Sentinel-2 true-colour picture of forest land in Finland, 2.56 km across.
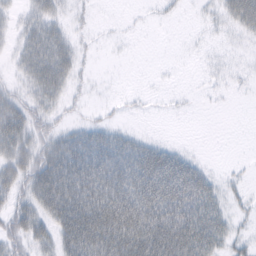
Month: February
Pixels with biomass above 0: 55%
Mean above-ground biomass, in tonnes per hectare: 34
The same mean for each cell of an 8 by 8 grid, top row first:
14 33 8 1 2 3 7 49
19 56 15 1 0 0 2 4
17 57 14 0 0 0 3 4
50 29 7 5 2 1 1 0
50 38 65 55 28 7 0 0
44 71 94 102 78 86 26 6
35 57 95 97 86 82 64 9
36 30 101 80 81 76 66 15
